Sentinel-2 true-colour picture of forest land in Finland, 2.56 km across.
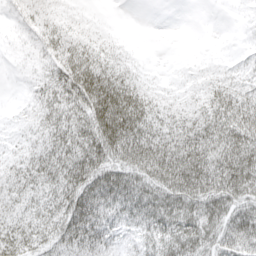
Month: April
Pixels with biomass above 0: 82%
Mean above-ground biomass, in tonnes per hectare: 46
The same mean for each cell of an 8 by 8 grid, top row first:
16 33 14 1 0 0 0 3
6 34 45 24 1 0 1 3
2 33 79 72 21 8 24 22
7 39 54 113 73 39 55 74
16 43 58 97 110 72 73 90
37 44 71 66 84 108 97 100
33 39 81 59 70 67 66 57
47 38 78 40 41 60 51 77
